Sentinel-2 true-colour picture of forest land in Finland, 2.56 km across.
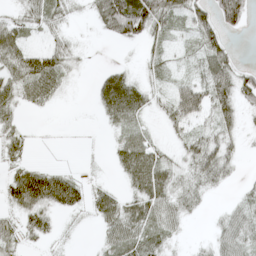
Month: May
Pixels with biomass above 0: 64%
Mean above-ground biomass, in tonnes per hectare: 29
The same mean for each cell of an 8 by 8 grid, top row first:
18 41 5 76 89 37 45 58
42 30 7 3 18 9 45 4
43 59 4 46 18 17 57 52
23 8 0 40 28 44 39 32
18 0 0 13 36 15 44 15
35 54 11 7 58 29 45 7
31 43 23 45 50 34 7 21
23 15 1 32 46 12 11 36
